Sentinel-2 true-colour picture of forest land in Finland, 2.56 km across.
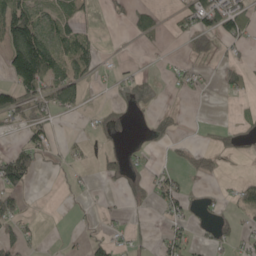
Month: May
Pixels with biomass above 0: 35%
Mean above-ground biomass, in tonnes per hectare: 40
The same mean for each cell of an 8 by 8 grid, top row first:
142 52 44 11 47 25 100 96
157 142 95 2 8 2 27 32
119 124 61 10 18 24 15 47
89 72 21 8 5 12 0 10
30 63 19 7 12 12 13 26
138 3 13 25 18 39 32 9
59 0 9 11 8 60 21 36
71 5 12 37 15 65 24 42
